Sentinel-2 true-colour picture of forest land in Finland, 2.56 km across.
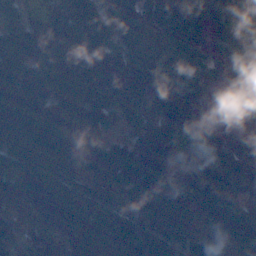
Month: November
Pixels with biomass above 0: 93%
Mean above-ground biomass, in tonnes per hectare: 132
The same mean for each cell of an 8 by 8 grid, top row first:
83 225 235 154 136 162 189 98
151 131 139 118 140 133 102 92
151 163 149 156 149 164 116 96
176 165 109 121 137 188 114 80
147 131 118 87 176 120 104 99
127 128 101 112 143 108 103 122
156 87 128 92 137 125 98 109
109 132 161 152 149 92 118 131
